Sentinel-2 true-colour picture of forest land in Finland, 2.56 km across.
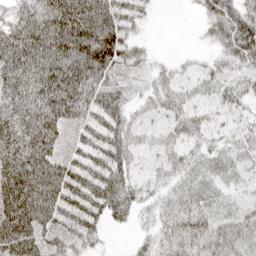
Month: April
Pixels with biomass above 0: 85%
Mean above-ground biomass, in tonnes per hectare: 60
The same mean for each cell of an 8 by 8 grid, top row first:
54 105 127 91 24 0 48 76
88 104 118 114 17 2 15 80
77 96 101 48 19 31 39 47
74 91 77 79 24 42 26 28
84 81 47 73 23 34 31 38
122 105 80 91 24 37 26 25
129 107 92 83 32 46 37 26
117 66 46 3 26 54 55 53
